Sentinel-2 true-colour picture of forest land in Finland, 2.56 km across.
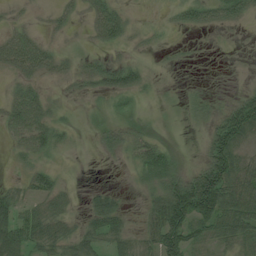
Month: July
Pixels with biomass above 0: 69%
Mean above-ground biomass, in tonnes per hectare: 41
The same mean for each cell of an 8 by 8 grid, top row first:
10 15 21 68 9 31 51 42
77 36 11 31 11 8 2 6
33 23 35 63 35 4 2 8
81 54 8 23 12 9 28 103
36 66 6 29 62 11 53 61
11 45 1 1 45 61 112 80
55 39 12 55 23 128 130 98
70 66 47 43 32 102 55 63
